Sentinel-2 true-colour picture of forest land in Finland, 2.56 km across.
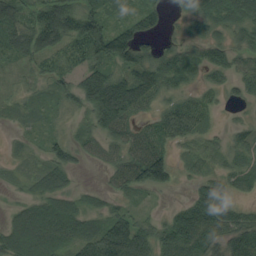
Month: August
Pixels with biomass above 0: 82%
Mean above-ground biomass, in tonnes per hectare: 52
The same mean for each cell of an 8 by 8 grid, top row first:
60 77 85 28 46 14 66 69
53 64 44 106 50 47 65 46
12 25 46 84 84 44 21 41
18 20 27 123 32 59 30 7
11 32 32 54 66 34 27 37
14 61 9 35 106 36 37 38
29 71 48 33 14 31 93 31
93 98 74 148 83 89 71 81
